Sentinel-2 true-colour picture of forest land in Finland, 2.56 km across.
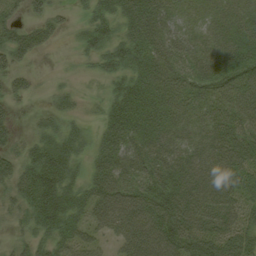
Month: August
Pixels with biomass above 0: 82%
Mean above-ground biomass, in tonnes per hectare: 48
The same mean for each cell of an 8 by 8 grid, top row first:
19 29 12 42 72 33 29 45
47 13 24 43 62 43 43 55
24 4 5 27 51 46 55 68
16 19 11 49 60 41 49 62
25 45 26 52 55 48 58 70
58 88 29 63 57 63 71 69
31 89 45 73 80 81 71 56
24 42 47 32 86 78 72 65
